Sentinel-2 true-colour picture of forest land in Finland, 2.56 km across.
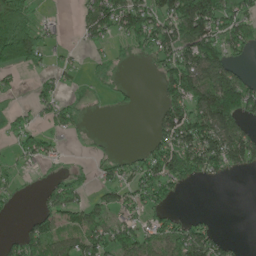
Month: May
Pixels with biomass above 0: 53%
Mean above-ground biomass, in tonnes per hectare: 68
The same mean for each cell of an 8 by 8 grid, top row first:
147 11 38 130 109 149 162 106
178 40 16 22 68 127 123 73
16 29 15 40 0 135 126 86
24 35 29 10 4 107 188 148
30 49 11 7 16 140 169 132
27 17 27 42 90 127 69 15
10 62 69 42 59 27 0 0
44 92 75 98 80 98 105 11
